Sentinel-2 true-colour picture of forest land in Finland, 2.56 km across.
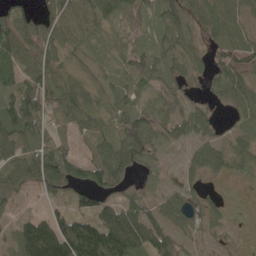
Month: May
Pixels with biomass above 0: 76%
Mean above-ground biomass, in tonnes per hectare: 66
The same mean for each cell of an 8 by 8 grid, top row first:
74 63 94 56 32 61 76 56
122 72 47 37 43 54 36 83
106 86 42 43 60 54 31 75
161 109 85 52 67 58 33 53
85 92 34 75 69 27 59 44
68 108 57 77 17 27 35 23
24 13 57 82 60 70 40 1
106 190 199 164 105 55 17 6
